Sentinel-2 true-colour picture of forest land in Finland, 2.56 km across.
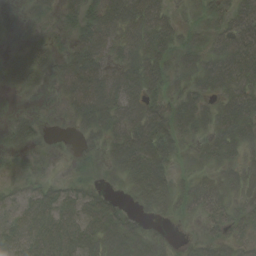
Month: August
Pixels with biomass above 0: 80%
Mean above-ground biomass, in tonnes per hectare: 44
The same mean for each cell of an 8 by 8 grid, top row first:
7 19 41 72 79 21 23 49
21 36 61 50 66 35 40 70
51 24 101 63 72 29 50 59
15 3 56 74 71 53 37 63
25 14 19 45 83 49 39 49
20 21 13 21 81 32 36 54
42 53 51 39 34 32 53 36
44 57 57 53 47 11 34 36
